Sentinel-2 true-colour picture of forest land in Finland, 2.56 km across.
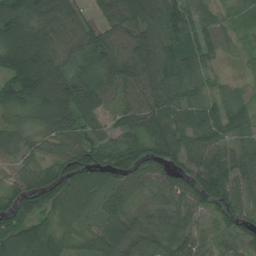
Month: July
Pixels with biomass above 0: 93%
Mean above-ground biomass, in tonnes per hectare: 78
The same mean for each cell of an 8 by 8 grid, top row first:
125 99 39 39 76 108 52 37
165 87 66 62 86 98 66 31
153 141 91 78 77 85 57 21
55 112 101 57 79 69 81 61
49 63 100 76 80 88 91 45
51 80 103 88 71 78 109 72
106 80 80 72 36 80 63 74
89 78 48 98 86 75 47 53
